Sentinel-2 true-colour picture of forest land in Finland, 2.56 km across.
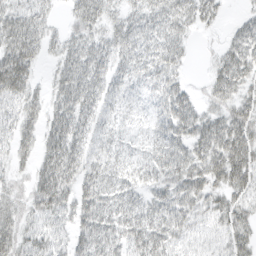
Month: March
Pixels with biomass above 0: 85%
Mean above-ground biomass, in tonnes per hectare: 39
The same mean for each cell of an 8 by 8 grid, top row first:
48 26 42 30 37 43 28 11
64 24 41 39 41 33 4 48
75 15 55 38 33 26 19 46
37 37 53 27 22 58 28 40
37 45 50 30 26 54 57 58
19 58 48 44 35 51 49 48
30 49 46 47 39 45 32 33
42 34 39 49 54 37 22 35
